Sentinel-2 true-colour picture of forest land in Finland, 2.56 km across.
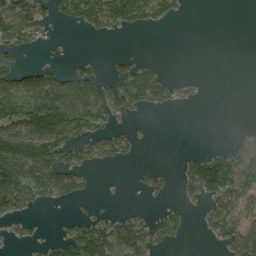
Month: August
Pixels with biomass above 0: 41%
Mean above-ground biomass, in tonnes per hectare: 58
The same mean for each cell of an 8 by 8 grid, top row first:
171 72 111 159 126 38 0 0
81 10 0 0 0 0 0 0
82 90 89 53 108 30 3 0
124 179 152 89 36 11 0 0
144 152 81 79 6 0 3 20
125 120 58 1 15 24 150 78
74 23 13 7 14 29 51 94
24 21 124 125 95 28 22 101
